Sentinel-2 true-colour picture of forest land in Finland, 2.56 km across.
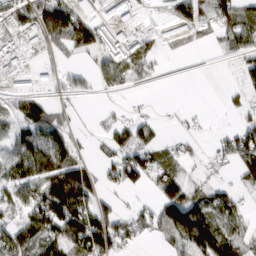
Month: March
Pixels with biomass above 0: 60%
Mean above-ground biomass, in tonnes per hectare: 65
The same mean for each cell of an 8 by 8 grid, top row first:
109 178 138 75 16 73 75 78
67 51 97 136 67 17 9 58
37 42 40 51 28 1 0 31
60 68 14 11 11 9 5 29
75 111 28 57 46 21 16 102
89 120 117 52 74 60 28 47
55 145 113 48 35 140 94 55
92 90 120 132 29 71 149 64
